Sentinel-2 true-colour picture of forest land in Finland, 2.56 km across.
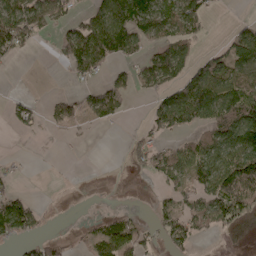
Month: May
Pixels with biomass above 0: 47%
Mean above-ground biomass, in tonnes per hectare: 47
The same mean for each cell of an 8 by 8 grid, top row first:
99 79 27 120 113 76 21 6
45 4 108 104 41 73 13 86
0 0 29 34 48 60 98 68
27 21 36 57 11 111 95 102
0 1 5 0 35 32 76 128
12 1 0 0 18 53 85 156
78 9 1 5 3 42 77 73
34 34 14 84 36 64 11 1
